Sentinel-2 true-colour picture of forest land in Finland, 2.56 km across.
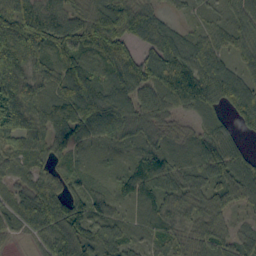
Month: September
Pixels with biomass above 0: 91%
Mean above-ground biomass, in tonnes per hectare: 70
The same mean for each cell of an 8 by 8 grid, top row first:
93 55 63 85 61 19 36 68
114 86 94 114 49 69 59 49
94 73 123 81 99 115 91 58
132 81 132 121 81 46 53 64
55 69 69 51 48 44 69 39
42 48 52 39 94 70 63 74
59 102 82 59 40 60 66 43
20 59 96 83 39 49 74 51
